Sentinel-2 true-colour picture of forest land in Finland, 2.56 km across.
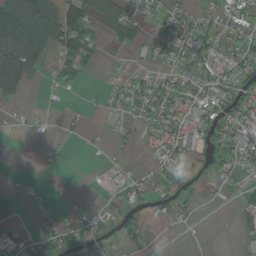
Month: May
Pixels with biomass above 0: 49%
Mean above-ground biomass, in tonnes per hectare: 37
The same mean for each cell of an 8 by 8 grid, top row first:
184 114 120 62 25 41 21 40
138 106 105 21 27 44 49 49
147 17 25 8 26 36 43 52
7 6 7 14 35 49 60 61
0 6 3 9 12 59 40 58
5 1 1 15 22 46 28 32
8 8 9 31 18 26 2 21
37 28 59 18 24 1 1 18
